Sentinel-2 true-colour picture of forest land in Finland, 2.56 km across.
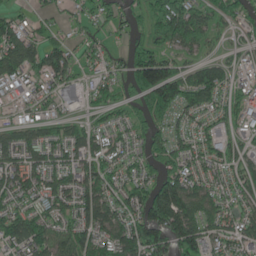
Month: June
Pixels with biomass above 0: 79%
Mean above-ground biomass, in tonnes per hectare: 74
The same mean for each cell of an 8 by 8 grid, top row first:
34 30 43 56 63 144 69 70
95 70 32 24 76 76 36 31
68 73 44 35 149 135 117 29
22 38 31 50 52 88 69 56
75 78 83 61 55 69 78 39
84 77 84 65 71 110 71 65
75 72 87 83 131 188 91 65
99 102 87 84 134 110 92 69
